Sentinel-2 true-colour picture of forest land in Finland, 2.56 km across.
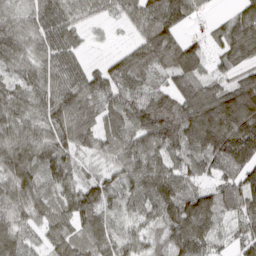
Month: March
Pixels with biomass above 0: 94%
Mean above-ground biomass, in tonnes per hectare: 89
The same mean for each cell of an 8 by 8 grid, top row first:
70 97 58 39 113 126 24 75
91 76 42 17 112 102 31 100
60 77 85 87 88 64 59 64
102 92 110 74 133 141 191 227
115 101 84 79 100 108 166 204
110 79 54 59 99 93 50 94
77 63 109 51 61 139 128 78
75 51 68 69 54 108 88 54
